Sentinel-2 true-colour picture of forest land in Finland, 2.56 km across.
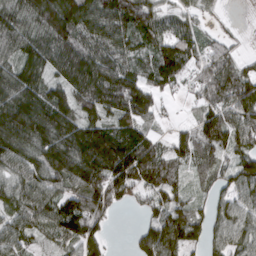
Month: March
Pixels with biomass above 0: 87%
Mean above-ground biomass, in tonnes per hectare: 97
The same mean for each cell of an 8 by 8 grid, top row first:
118 170 154 131 115 59 25 1
106 114 128 110 65 108 53 17
118 85 143 137 80 76 108 96
134 138 83 99 66 11 85 124
138 125 152 150 107 73 104 101
86 123 135 153 88 63 53 108
91 108 138 82 44 92 57 98
92 51 124 20 83 130 70 93
